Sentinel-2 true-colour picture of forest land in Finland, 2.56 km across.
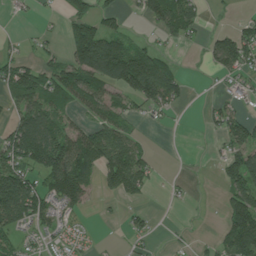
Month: July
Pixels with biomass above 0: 52%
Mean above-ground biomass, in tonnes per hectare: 57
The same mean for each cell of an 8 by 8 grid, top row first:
10 6 83 39 49 112 11 14
16 19 148 123 56 18 35 95
105 84 105 105 155 56 2 34
57 84 37 65 29 19 22 27
112 148 87 109 26 1 4 69
107 110 108 97 68 5 3 90
167 82 41 5 15 4 1 115
37 27 17 2 20 6 8 135
